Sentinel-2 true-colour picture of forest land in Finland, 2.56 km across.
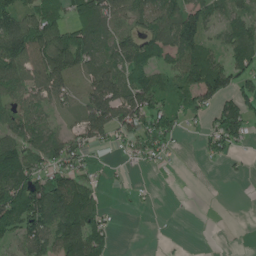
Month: June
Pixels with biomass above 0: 67%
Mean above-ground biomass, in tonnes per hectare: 66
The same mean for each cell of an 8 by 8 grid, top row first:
96 96 88 83 72 100 74 50
129 131 137 73 84 108 66 88
94 104 29 90 87 54 129 73
73 44 44 104 101 57 53 103
105 87 50 25 62 17 36 34
124 81 67 6 4 0 0 5
134 145 142 15 8 2 0 0
49 103 140 31 0 5 4 3
